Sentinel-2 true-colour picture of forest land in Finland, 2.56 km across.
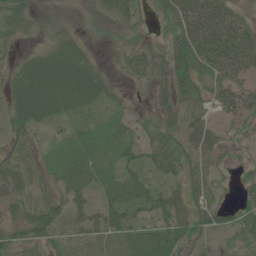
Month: June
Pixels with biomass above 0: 76%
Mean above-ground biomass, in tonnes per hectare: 38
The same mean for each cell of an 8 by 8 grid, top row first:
34 5 7 31 19 57 71 36
12 22 25 11 29 52 75 86
40 70 66 18 20 55 43 46
42 47 27 23 13 41 30 44
31 14 33 37 46 65 61 28
34 23 45 36 34 41 46 17
30 49 45 58 40 68 50 30
37 33 31 41 43 63 25 33
